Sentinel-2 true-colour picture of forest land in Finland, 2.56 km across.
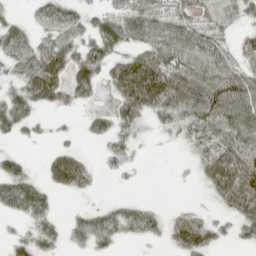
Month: April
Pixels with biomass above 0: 67%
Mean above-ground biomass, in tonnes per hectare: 44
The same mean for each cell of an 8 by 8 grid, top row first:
15 49 35 45 65 49 42 36
59 54 46 51 52 72 62 35
33 89 63 55 114 79 78 68
66 18 12 42 55 54 85 85
13 10 11 26 7 12 43 77
70 41 63 7 2 3 52 98
54 37 12 28 28 10 10 68
25 36 29 37 22 44 46 28
